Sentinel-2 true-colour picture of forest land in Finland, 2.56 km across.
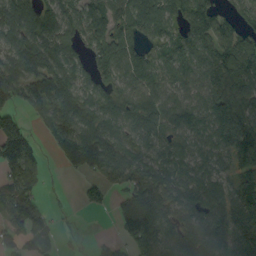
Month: September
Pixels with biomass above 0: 80%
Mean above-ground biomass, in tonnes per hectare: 92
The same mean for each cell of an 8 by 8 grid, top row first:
137 120 93 102 143 99 86 74
104 103 54 116 89 90 85 139
140 156 82 76 92 76 73 117
75 107 121 87 85 81 86 137
180 32 174 111 81 75 74 150
103 24 47 102 106 85 76 81
121 45 16 29 154 75 93 118
51 33 9 20 133 77 94 90
